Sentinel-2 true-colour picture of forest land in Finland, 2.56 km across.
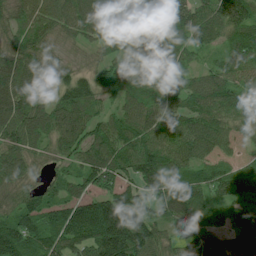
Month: July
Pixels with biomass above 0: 92%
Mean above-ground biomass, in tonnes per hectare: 88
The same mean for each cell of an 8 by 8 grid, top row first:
76 93 121 134 61 137 100 147
79 62 33 70 66 93 55 117
119 76 68 62 88 63 86 74
128 105 106 44 109 72 94 57
93 66 83 116 111 96 91 30
82 33 62 97 109 94 52 63
60 74 85 148 87 110 76 40
116 95 104 210 132 57 61 78
